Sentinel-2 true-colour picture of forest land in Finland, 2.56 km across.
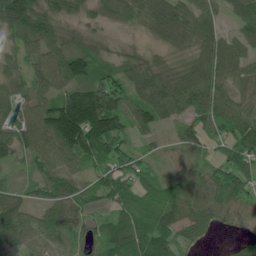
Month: June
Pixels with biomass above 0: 91%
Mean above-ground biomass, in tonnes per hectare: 79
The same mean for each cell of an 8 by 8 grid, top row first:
164 101 59 60 71 94 71 69
64 88 65 27 34 43 94 65
59 94 104 77 105 94 107 67
71 115 201 138 87 75 83 79
101 102 155 128 29 30 41 97
20 89 64 81 57 47 60 111
106 64 73 56 93 96 71 48
92 43 40 92 130 83 19 29
